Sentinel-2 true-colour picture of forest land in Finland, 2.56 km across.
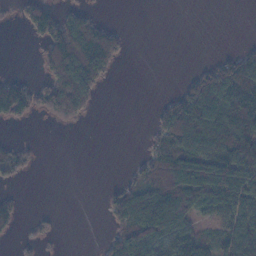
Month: November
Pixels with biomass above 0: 45%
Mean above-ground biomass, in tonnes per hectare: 56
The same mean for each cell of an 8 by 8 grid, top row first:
14 90 58 2 0 0 0 0
0 79 180 114 0 0 0 18
46 71 187 16 0 4 98 152
96 52 77 0 0 126 172 143
24 0 0 0 13 117 129 116
26 0 0 1 59 121 113 123
41 4 0 51 103 168 64 84
16 16 0 61 115 96 38 104
